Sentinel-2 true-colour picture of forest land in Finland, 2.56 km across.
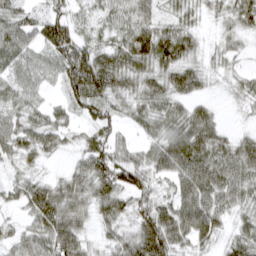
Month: March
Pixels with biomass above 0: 88%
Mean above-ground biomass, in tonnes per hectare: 48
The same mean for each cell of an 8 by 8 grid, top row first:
49 57 28 39 43 32 19 42
64 64 60 52 85 72 14 17
47 34 94 64 53 58 24 22
38 39 33 38 40 42 32 6
52 45 24 46 29 69 69 38
23 17 51 81 53 62 79 64
23 85 53 55 48 62 69 37
34 74 54 30 82 61 41 44
